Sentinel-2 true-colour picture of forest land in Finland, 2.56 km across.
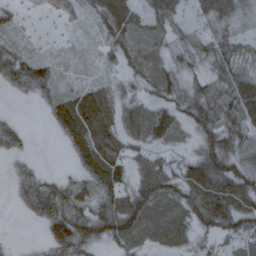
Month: October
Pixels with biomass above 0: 83%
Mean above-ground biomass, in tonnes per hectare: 50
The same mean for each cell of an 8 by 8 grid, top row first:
36 30 30 66 49 44 52 38
32 16 15 44 59 33 48 35
62 62 26 26 41 45 39 59
4 38 101 53 50 48 68 64
39 0 71 67 45 29 51 55
29 22 45 78 67 64 101 68
13 98 56 70 85 66 104 80
4 52 81 61 56 51 31 51
